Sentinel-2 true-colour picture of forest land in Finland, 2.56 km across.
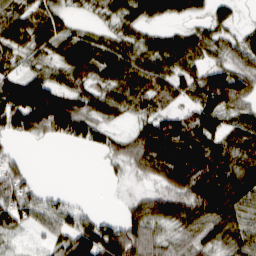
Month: March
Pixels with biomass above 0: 77%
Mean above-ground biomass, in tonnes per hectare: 63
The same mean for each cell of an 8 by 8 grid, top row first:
71 62 13 42 59 40 42 16
65 50 94 60 49 27 54 65
67 71 66 74 77 62 82 82
127 155 97 56 60 54 92 65
9 12 39 51 106 117 86 75
63 0 0 9 30 94 112 93
69 43 30 1 70 83 111 83
16 28 111 118 94 38 58 68
